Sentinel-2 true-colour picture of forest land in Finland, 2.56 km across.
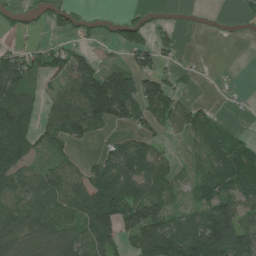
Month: July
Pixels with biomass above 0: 64%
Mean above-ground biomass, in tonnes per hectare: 61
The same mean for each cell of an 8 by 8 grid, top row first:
25 43 28 12 22 4 1 9
28 46 37 20 62 30 0 0
100 38 135 115 94 32 2 2
154 42 99 128 67 41 33 4
142 47 35 37 52 8 54 44
95 69 58 97 56 24 51 71
88 90 95 141 126 40 97 81
73 91 70 67 84 110 152 121
